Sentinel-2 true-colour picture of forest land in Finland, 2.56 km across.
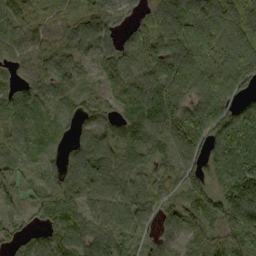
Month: September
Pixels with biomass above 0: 93%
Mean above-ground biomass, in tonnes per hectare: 105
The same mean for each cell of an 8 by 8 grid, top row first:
114 77 90 58 84 158 143 136
79 110 107 78 145 179 182 173
50 96 71 70 136 177 195 144
88 69 67 57 129 126 200 105
80 80 92 104 87 113 122 102
55 53 138 125 89 69 105 178
40 109 112 112 112 56 85 219
66 86 113 107 51 46 48 96
